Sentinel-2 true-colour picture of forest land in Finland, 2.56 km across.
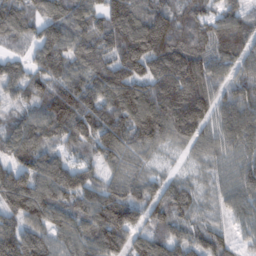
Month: February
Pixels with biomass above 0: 94%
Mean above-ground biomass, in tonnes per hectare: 96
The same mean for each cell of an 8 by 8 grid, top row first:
103 85 95 134 103 98 83 84
30 112 90 82 115 115 86 100
92 103 103 83 92 156 121 92
59 118 148 128 121 142 63 116
105 81 68 128 94 58 73 102
122 113 81 66 64 41 48 100
107 116 97 154 100 97 58 81
128 83 101 130 81 80 90 38
